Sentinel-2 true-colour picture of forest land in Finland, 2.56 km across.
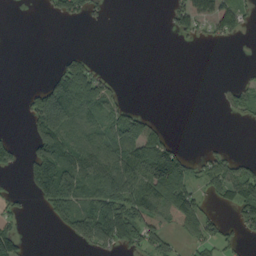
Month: September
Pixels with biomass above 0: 40%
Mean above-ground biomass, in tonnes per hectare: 43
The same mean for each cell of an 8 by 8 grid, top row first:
0 10 37 4 0 21 20 52
0 0 4 0 0 2 5 0
0 31 103 14 0 0 0 15
2 211 89 55 29 0 0 35
36 121 72 78 88 24 4 0
6 135 119 105 106 122 66 82
23 41 74 82 81 85 24 67
74 0 50 70 60 24 49 19
